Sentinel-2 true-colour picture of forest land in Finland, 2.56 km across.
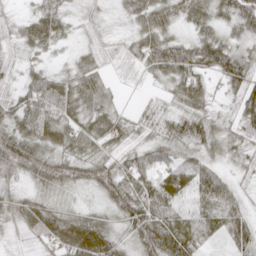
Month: April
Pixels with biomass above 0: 92%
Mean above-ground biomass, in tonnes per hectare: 47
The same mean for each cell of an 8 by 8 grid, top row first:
23 57 26 23 58 40 43 60
30 35 28 21 62 63 73 39
24 49 62 17 14 63 39 67
56 65 61 44 26 46 42 42
72 49 53 44 33 44 45 40
40 64 46 64 55 52 63 21
50 50 23 42 71 47 56 41
14 51 75 44 67 89 33 53
